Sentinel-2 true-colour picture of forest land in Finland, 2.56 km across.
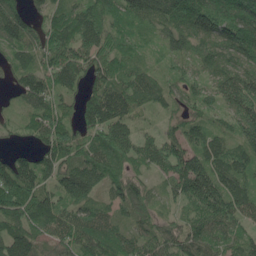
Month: May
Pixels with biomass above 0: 92%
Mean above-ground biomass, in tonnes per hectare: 88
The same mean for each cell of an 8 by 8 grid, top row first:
112 67 91 86 100 108 122 127
79 111 106 76 39 62 61 132
44 87 73 91 70 48 55 100
26 96 77 136 44 47 55 101
17 89 79 135 79 91 97 81
153 87 136 85 53 125 159 99
140 111 83 59 71 41 137 98
115 66 100 93 76 73 93 66
